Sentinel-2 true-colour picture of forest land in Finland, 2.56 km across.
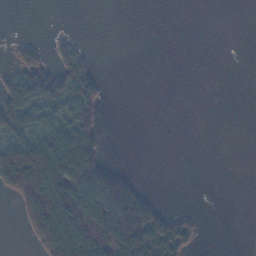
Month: November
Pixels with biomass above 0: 33%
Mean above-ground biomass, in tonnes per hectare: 54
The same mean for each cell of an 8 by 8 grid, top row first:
0 0 0 0 0 0 0 0
24 17 20 0 0 0 0 0
56 90 113 0 0 0 0 0
118 93 119 0 0 0 0 0
114 140 155 0 0 0 0 0
180 220 190 102 3 0 0 0
44 215 204 219 123 5 0 0
0 162 205 196 190 141 1 0
